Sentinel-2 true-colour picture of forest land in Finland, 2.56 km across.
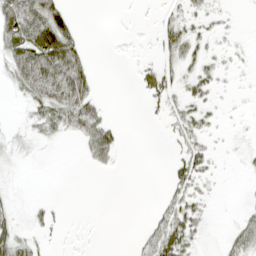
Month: April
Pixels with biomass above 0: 37%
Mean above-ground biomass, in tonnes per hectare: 18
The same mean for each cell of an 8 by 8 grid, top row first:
70 71 3 0 1 15 17 2
66 81 33 0 1 27 13 5
37 75 58 0 18 16 22 2
2 40 50 4 4 18 15 2
10 7 14 37 0 13 14 3
2 0 0 3 0 25 16 3
11 9 0 0 0 36 10 6
39 7 1 0 18 57 4 27
